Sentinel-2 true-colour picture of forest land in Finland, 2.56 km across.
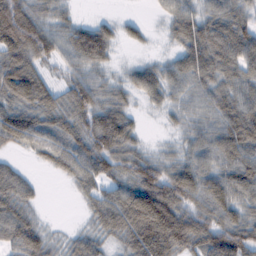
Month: February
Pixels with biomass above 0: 86%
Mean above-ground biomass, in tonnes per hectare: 59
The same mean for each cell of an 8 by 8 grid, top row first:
117 47 13 12 7 58 55 56
104 67 88 39 11 38 94 85
97 38 52 26 51 48 60 58
73 68 73 71 13 28 50 79
39 52 66 85 21 24 61 95
50 9 61 57 89 83 73 88
66 3 12 82 133 90 73 58
66 43 42 36 104 100 80 87
